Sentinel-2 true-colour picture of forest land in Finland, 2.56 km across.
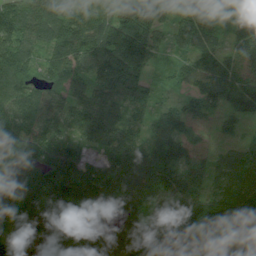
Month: August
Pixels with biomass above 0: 96%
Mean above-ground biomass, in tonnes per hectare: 101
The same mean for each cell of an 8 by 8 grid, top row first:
128 131 127 128 185 94 106 146
118 88 101 143 145 71 85 95
134 78 77 113 82 44 109 85
111 85 95 84 75 68 55 59
129 101 61 90 82 105 41 50
103 126 97 108 95 115 69 84
65 84 99 124 96 117 112 149
78 87 120 114 105 143 128 168
